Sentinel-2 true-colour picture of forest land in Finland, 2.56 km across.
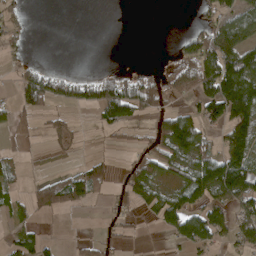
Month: April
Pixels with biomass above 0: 43%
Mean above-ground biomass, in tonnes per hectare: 53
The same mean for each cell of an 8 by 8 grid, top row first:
32 0 0 0 0 0 45 88
26 0 0 0 0 27 121 120
45 83 54 74 51 50 112 211
46 28 12 92 45 71 76 159
9 9 5 8 26 153 53 131
27 21 68 22 94 48 140 158
27 52 25 28 31 102 104 89
49 19 9 23 3 52 88 65
